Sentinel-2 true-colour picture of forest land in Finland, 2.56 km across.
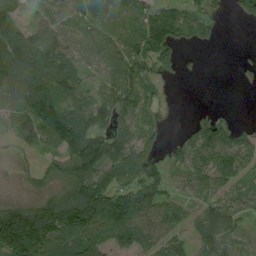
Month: August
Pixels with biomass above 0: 77%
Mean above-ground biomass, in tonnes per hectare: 83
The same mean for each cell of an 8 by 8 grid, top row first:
77 46 60 34 57 92 66 34
129 109 57 91 86 84 23 3
112 118 104 75 113 28 1 10
75 116 139 132 70 13 27 4
30 60 123 155 98 40 124 90
14 47 127 119 145 25 101 64
108 121 175 194 124 61 70 61
214 175 126 103 87 59 73 27
